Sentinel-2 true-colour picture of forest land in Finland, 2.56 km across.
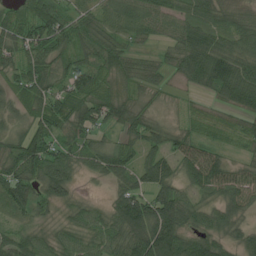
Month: July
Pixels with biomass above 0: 90%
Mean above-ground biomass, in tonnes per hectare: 63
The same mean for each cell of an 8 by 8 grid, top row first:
61 90 50 60 78 61 62 56
63 81 70 62 23 53 86 63
50 60 74 63 59 27 83 103
47 74 83 79 60 26 28 53
63 85 65 48 68 50 47 27
81 85 30 60 64 59 85 53
44 40 35 52 108 115 47 50
64 38 52 60 125 115 74 46
